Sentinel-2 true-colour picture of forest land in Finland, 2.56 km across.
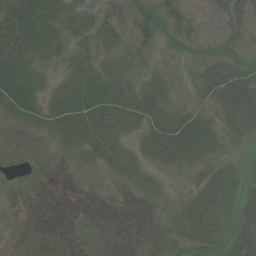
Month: August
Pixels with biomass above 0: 68%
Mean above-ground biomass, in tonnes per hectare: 25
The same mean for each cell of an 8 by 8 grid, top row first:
58 43 41 13 26 30 11 31
63 35 22 24 23 17 20 25
44 15 34 41 19 11 40 52
28 30 50 61 46 24 17 54
2 8 38 39 28 65 39 12
0 0 8 17 24 8 21 20
0 0 0 0 3 16 46 35
0 0 0 0 0 17 47 46
